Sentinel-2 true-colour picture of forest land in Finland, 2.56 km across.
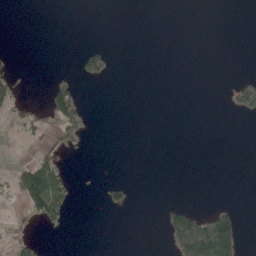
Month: May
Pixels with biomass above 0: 12%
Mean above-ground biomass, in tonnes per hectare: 18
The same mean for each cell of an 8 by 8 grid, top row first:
0 0 0 0 0 0 0 0
0 0 11 10 0 0 0 0
14 12 30 14 0 0 0 18
26 49 47 0 0 0 0 29
3 24 29 0 0 0 0 0
45 133 2 0 0 0 0 0
9 112 1 20 0 39 19 14
27 4 0 0 0 112 254 66
